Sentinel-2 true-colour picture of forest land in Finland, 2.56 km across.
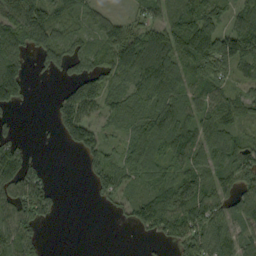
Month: September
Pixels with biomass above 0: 74%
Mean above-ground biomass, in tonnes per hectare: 69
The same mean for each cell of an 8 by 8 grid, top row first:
129 117 43 35 43 75 92 71
92 120 51 95 96 92 110 111
77 8 74 68 98 97 72 48
14 12 122 58 77 95 77 61
44 1 72 27 123 87 101 79
124 23 7 95 72 85 83 82
103 59 0 20 69 99 102 87
111 13 0 0 13 64 112 54
